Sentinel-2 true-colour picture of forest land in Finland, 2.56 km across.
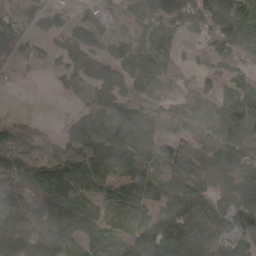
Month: April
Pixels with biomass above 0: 81%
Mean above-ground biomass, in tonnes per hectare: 96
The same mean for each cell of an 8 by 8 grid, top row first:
63 72 53 49 111 109 122 145
67 47 137 82 84 65 53 108
13 11 92 157 85 49 52 73
7 1 63 113 72 78 89 111
72 34 106 181 131 67 79 94
107 142 149 119 119 126 89 120
111 123 156 81 93 132 127 107
143 139 125 77 138 186 150 87
